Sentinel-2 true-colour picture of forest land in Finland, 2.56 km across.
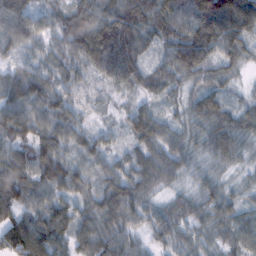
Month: February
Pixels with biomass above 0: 97%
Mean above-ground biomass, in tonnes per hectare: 68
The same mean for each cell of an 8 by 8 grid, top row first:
74 50 83 83 109 102 148 133
55 46 94 138 71 100 82 65
68 68 42 59 49 46 46 18
89 92 39 14 57 26 78 54
82 99 66 34 68 52 50 43
74 92 59 68 79 42 28 14
82 79 62 86 63 45 51 45
121 128 70 83 39 56 35 61
